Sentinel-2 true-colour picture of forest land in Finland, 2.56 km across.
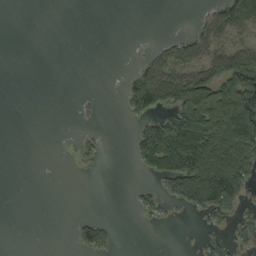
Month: September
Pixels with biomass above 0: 32%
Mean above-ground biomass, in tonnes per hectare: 35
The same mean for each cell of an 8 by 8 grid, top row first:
0 0 0 0 0 0 29 86
0 0 0 0 4 42 55 41
0 0 0 0 67 74 100 161
0 0 5 0 55 73 153 190
0 0 12 1 70 139 133 135
0 0 1 0 12 89 148 104
0 0 0 0 24 11 68 38
0 0 30 27 0 0 21 27
